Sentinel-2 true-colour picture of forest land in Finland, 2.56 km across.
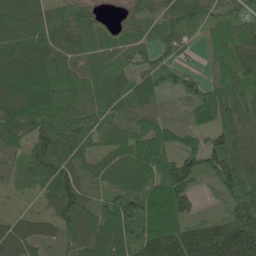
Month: June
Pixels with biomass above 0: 93%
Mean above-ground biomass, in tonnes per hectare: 80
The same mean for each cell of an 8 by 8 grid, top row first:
70 62 66 9 52 82 71 64
81 79 73 55 41 49 63 90
112 97 68 70 63 49 49 105
99 110 93 77 74 12 79 86
63 106 99 65 79 59 63 65
29 101 70 72 85 153 57 110
11 33 103 96 125 112 6 107
90 42 88 130 123 164 178 178
